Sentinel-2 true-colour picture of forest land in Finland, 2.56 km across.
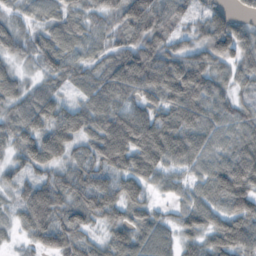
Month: October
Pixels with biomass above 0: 91%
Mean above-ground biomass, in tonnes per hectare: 74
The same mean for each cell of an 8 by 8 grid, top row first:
30 46 58 60 142 77 71 42
48 71 57 52 94 64 99 96
50 48 48 92 114 144 105 44
61 84 68 98 82 113 92 53
57 98 54 132 138 112 66 68
41 47 76 77 88 45 69 122
44 117 77 77 62 36 71 92
15 68 56 61 75 50 58 87
